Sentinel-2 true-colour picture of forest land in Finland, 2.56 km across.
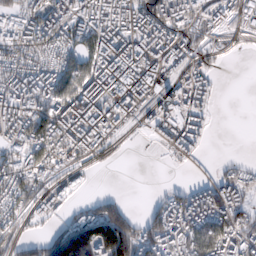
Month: February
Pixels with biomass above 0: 68%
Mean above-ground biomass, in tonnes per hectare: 75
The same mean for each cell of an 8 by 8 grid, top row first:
64 91 82 97 119 96 69 61
67 67 92 110 100 95 39 8
79 85 138 173 133 81 48 0
86 112 116 83 47 113 31 0
71 148 96 39 4 60 14 0
102 56 35 1 0 1 12 53
69 65 40 91 19 82 95 78
65 89 208 240 92 89 129 82
